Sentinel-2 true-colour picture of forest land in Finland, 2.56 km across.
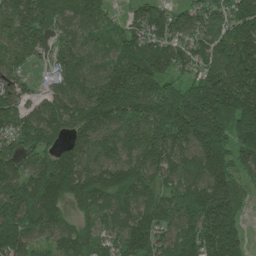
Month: June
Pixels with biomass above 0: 93%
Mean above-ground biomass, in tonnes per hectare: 161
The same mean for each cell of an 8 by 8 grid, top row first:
155 193 158 70 136 118 122 190
106 71 111 127 198 135 119 199
82 42 132 229 239 93 204 208
126 127 166 230 166 244 316 267
83 106 113 129 173 155 259 178
118 255 222 176 170 139 202 88
194 222 94 170 182 163 261 123
220 102 130 96 223 141 179 151
